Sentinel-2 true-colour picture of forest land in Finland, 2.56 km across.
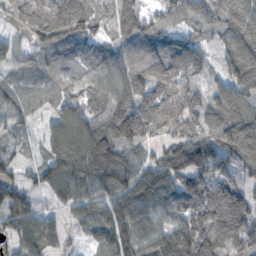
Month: November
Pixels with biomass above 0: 90%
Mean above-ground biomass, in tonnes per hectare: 98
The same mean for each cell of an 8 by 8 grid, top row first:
74 138 82 97 73 59 69 117
57 79 81 65 105 104 42 119
46 50 74 107 125 144 45 103
67 37 110 132 146 152 109 96
33 59 140 153 82 95 111 162
51 88 119 122 102 111 132 65
120 32 60 99 120 110 178 133
88 109 19 100 104 165 166 146
